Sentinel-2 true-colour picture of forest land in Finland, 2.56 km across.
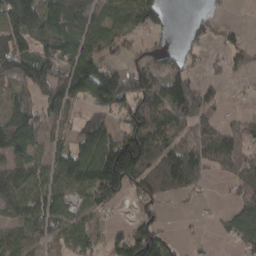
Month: March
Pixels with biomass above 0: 69%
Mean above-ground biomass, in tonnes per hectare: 79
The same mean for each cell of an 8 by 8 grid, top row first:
122 81 85 48 99 4 32 0
130 68 91 59 53 24 27 52
125 140 173 150 108 102 41 11
109 59 45 98 149 106 76 21
95 49 118 165 197 89 81 72
77 71 117 228 119 134 33 62
67 87 43 32 48 5 7 67
60 59 84 52 171 23 6 69
